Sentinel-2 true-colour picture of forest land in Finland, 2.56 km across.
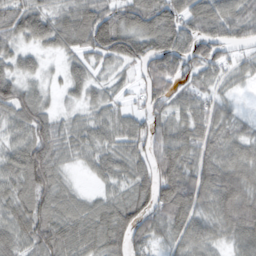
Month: February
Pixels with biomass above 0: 89%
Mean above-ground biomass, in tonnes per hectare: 66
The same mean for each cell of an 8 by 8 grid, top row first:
61 55 77 89 100 97 99 72
43 40 59 126 91 111 78 36
70 23 49 33 60 86 46 30
74 46 31 42 50 58 61 26
51 75 46 49 64 87 67 65
66 89 14 51 63 108 85 86
66 69 55 70 70 110 65 99
65 86 79 77 57 55 58 67
